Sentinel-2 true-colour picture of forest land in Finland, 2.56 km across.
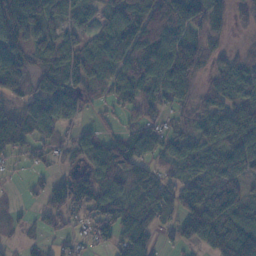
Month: November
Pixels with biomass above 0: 79%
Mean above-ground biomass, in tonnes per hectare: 70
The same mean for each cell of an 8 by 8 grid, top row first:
126 94 46 48 131 160 104 44
70 73 75 118 124 100 58 24
66 45 83 67 84 104 45 100
40 96 53 19 54 37 64 75
74 38 63 73 69 51 60 102
9 38 29 81 54 33 80 84
10 69 52 70 80 66 154 96
18 20 21 52 62 47 117 167
